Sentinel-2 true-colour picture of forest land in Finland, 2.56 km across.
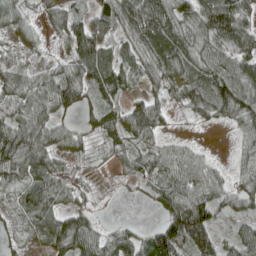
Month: April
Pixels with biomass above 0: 86%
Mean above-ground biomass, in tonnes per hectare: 63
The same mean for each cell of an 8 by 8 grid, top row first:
49 41 45 87 132 92 110 92
28 15 99 54 63 79 73 80
65 54 82 85 50 63 89 99
61 61 41 52 77 23 64 87
114 78 42 49 52 34 6 32
74 86 19 12 60 79 77 41
53 83 40 2 6 99 95 50
29 74 99 50 46 129 81 67
